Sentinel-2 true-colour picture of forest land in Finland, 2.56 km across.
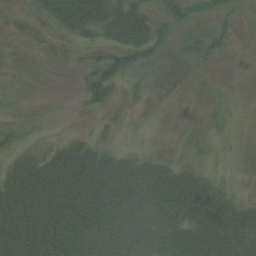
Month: August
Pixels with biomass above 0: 57%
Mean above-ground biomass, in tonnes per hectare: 38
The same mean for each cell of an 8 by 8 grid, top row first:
3 29 84 59 44 28 16 11
0 2 10 37 50 9 22 2
0 0 12 41 8 0 2 6
2 0 5 9 4 1 5 7
12 9 33 11 2 2 8 10
43 75 94 102 92 54 19 7
84 85 95 108 92 91 77 36
87 88 84 85 91 88 84 80
